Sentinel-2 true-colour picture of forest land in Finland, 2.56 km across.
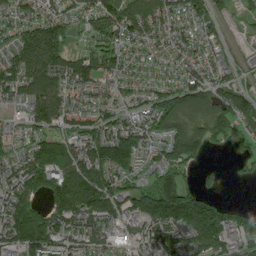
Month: July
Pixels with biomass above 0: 85%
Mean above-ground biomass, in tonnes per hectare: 104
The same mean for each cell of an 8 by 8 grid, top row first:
79 93 74 134 145 94 65 26
113 183 42 96 84 85 60 16
144 152 122 86 70 86 93 47
39 143 83 79 85 134 107 128
49 131 115 177 91 126 85 42
133 140 177 126 61 109 21 18
168 93 155 126 134 212 150 36
151 153 126 74 94 124 171 76
